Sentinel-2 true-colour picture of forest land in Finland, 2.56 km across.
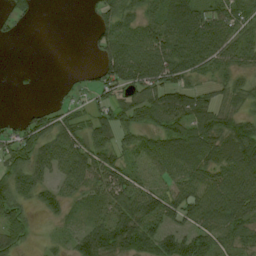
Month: August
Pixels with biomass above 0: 75%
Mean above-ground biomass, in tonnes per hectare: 57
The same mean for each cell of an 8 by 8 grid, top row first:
30 0 1 63 51 95 71 56
0 0 0 83 85 83 94 71
2 0 10 81 86 66 34 43
6 38 33 59 77 93 64 42
70 68 79 56 54 88 77 100
60 46 80 67 35 60 67 104
53 39 18 51 87 79 82 98
41 10 64 98 96 79 69 44
